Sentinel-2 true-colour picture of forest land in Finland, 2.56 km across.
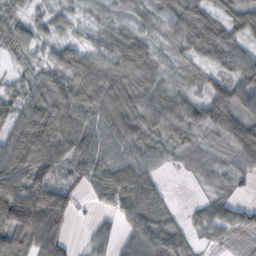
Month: October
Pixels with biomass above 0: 87%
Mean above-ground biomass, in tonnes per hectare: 58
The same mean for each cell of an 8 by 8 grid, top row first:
33 29 14 17 25 62 65 63
38 25 51 47 51 30 58 43
22 55 100 95 67 24 35 70
55 94 74 92 75 63 83 66
89 114 87 77 69 41 31 82
92 82 61 98 67 4 22 39
138 139 25 45 74 11 39 41
81 84 10 38 77 60 25 26
